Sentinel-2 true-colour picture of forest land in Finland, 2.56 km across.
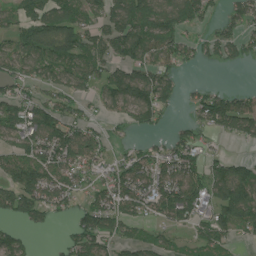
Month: July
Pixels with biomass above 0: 69%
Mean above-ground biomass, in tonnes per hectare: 80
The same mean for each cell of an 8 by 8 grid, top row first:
68 114 95 105 118 118 50 69
77 93 109 106 117 89 52 65
80 70 99 105 125 46 6 0
89 95 48 53 116 19 102 123
77 116 104 35 28 64 23 28
117 122 78 65 103 114 82 120
100 87 53 100 77 134 80 170
67 2 90 76 55 28 74 34
